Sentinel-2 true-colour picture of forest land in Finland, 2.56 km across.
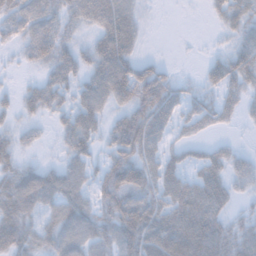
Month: November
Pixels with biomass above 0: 73%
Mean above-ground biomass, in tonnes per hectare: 44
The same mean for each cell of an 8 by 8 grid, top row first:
56 62 56 76 17 0 11 45
21 59 28 68 11 1 5 44
5 37 38 85 77 29 30 51
23 34 55 32 72 43 45 29
27 8 58 40 71 24 22 9
45 45 41 59 56 44 56 50
60 41 50 62 66 66 76 16
62 44 55 51 85 80 81 51
